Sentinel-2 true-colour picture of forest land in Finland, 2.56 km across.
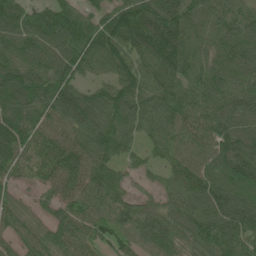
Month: June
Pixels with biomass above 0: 92%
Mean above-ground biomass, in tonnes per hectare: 86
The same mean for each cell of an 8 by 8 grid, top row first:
105 93 76 76 120 118 80 74
91 106 109 117 99 127 70 95
117 94 72 84 92 91 91 81
105 83 121 118 104 112 88 76
106 79 88 107 55 72 75 117
49 67 78 74 34 67 85 114
48 38 73 76 59 72 90 107
53 63 78 63 66 76 87 89
